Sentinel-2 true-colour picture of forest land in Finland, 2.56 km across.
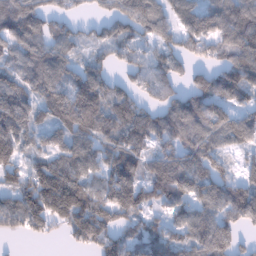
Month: January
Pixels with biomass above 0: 82%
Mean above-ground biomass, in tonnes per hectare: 103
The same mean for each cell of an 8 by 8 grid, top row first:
145 84 29 76 146 84 103 121
97 108 56 90 69 78 77 127
92 132 100 69 88 76 85 137
140 97 185 126 66 111 138 75
118 68 111 109 91 102 105 69
76 151 119 133 102 152 124 70
119 152 190 162 114 93 95 169
19 27 92 109 91 69 129 54
